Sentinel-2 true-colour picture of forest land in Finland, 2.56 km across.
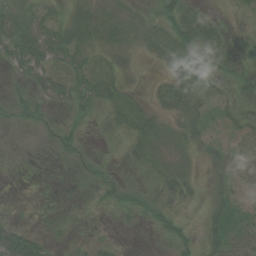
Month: August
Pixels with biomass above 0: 61%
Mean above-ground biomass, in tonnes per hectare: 20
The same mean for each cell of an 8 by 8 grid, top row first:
41 26 31 18 9 45 32 3
56 48 32 29 20 40 41 6
13 37 31 25 5 26 20 4
17 11 23 20 21 27 24 15
0 2 12 4 23 14 30 21
0 0 4 6 11 26 19 43
1 1 3 10 16 15 19 32
66 16 7 8 1 24 25 38
